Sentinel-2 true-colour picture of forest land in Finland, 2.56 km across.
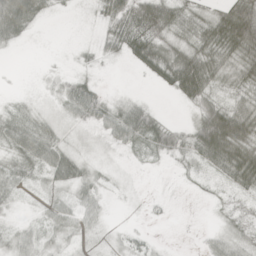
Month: April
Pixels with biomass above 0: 67%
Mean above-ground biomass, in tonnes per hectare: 27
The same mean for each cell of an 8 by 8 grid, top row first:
73 10 1 39 68 43 31 77
10 0 5 22 63 39 51 76
0 4 18 0 10 68 58 39
15 8 33 30 39 1 60 58
39 39 9 19 26 32 88 84
23 24 28 7 1 3 12 64
8 17 25 2 4 1 2 10
24 13 9 7 8 0 12 18
